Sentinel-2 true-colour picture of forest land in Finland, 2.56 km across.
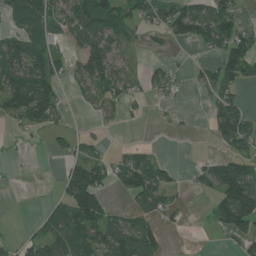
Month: July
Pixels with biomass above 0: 51%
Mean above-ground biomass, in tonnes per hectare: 56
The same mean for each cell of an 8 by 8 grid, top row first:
96 98 89 86 69 90 113 48
98 69 64 74 9 10 48 92
114 101 52 66 28 18 48 70
93 85 6 20 9 7 25 83
4 12 45 9 15 0 10 94
1 0 125 59 114 24 66 131
0 30 145 33 46 36 15 180
24 75 77 102 94 1 0 42
